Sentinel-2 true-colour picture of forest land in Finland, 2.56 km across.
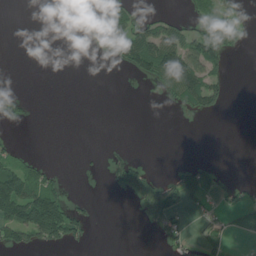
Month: July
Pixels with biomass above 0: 26%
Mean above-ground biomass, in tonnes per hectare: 32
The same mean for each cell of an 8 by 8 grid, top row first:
0 0 3 83 22 25 53 24
0 0 0 35 113 115 104 16
0 0 0 0 28 124 99 0
30 0 0 0 0 9 48 0
13 0 0 4 0 0 0 0
110 35 3 42 57 32 33 2
133 156 30 0 49 81 23 42
59 77 41 0 0 49 37 8
